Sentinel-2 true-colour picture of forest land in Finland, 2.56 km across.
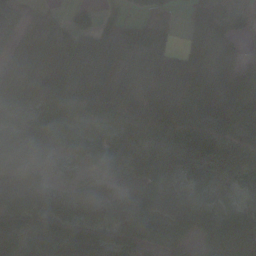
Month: October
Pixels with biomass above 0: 91%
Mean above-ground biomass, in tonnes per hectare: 71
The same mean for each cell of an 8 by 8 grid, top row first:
72 29 40 14 45 16 137 78
50 78 97 59 58 40 94 37
71 77 89 77 62 90 67 71
82 64 78 70 93 95 83 95
90 81 68 62 72 77 82 74
92 40 31 48 65 58 62 58
93 76 93 79 83 91 67 53
74 92 86 72 70 61 73 96
